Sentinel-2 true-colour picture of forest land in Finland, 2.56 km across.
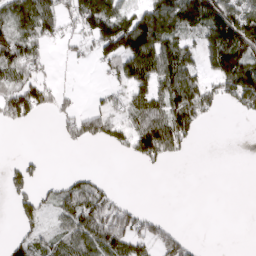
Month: March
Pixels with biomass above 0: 52%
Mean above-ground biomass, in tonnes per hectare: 73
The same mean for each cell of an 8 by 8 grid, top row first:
129 114 140 149 118 159 169 170
135 27 47 146 160 117 108 181
76 47 4 33 104 128 75 186
127 39 64 71 117 138 63 57
0 0 46 56 155 107 0 0
59 12 37 5 4 0 0 0
40 41 119 96 20 0 0 0
46 46 101 134 93 77 1 0
